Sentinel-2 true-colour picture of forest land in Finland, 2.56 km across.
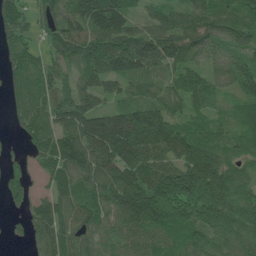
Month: June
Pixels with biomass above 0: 90%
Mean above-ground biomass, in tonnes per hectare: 112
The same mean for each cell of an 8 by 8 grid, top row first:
106 98 162 201 56 85 111 107
117 71 145 165 160 133 87 104
90 112 89 113 95 85 83 102
75 125 156 112 149 76 85 56
23 138 166 197 169 141 118 62
84 75 108 143 163 156 178 77
41 125 102 124 207 160 155 121
20 114 82 80 90 78 93 91
